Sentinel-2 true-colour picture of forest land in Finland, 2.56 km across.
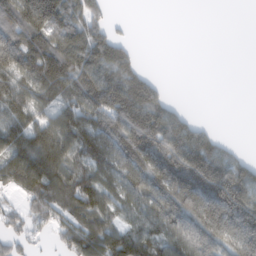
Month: February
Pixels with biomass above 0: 70%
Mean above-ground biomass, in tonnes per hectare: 122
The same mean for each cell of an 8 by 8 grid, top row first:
214 223 154 32 0 0 0 0
194 182 193 149 3 0 0 0
135 183 158 172 96 0 0 0
113 94 176 182 204 79 0 0
133 194 153 172 202 201 138 14
189 202 134 130 162 193 223 154
44 132 156 135 145 156 202 196
58 22 156 175 187 163 160 175
